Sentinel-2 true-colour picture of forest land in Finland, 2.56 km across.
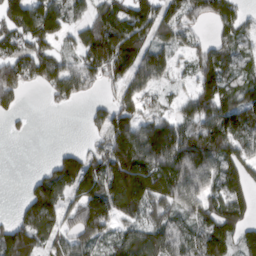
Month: March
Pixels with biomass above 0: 76%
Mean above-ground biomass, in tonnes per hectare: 105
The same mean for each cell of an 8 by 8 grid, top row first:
150 156 58 159 139 105 94 71
111 86 92 207 123 75 80 57
164 111 128 88 90 38 122 74
47 9 9 125 95 51 139 154
1 0 17 134 148 144 148 127
0 95 161 173 181 153 123 128
28 138 136 143 118 106 124 115
162 85 99 84 134 89 143 101
